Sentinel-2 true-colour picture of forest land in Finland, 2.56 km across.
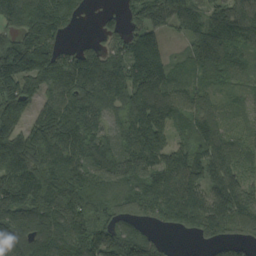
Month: September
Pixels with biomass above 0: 89%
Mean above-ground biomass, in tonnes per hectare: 124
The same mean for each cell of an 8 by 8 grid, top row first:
166 195 53 33 135 117 101 126
148 133 63 82 110 15 127 74
180 163 189 165 117 62 55 34
146 114 187 74 133 88 109 38
177 197 163 97 171 53 138 73
187 140 149 149 151 161 140 96
177 132 174 125 153 181 165 159
129 140 155 148 128 15 93 100
